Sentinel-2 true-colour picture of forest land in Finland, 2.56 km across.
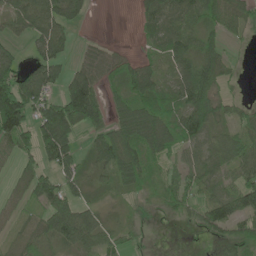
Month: June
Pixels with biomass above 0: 73%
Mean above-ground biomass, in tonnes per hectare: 53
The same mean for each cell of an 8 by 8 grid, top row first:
57 76 30 0 36 65 57 49
27 59 14 12 14 56 52 7
95 69 85 35 76 47 91 10
162 86 140 56 75 57 86 31
69 99 37 97 78 54 47 70
35 59 47 55 62 53 49 55
29 72 52 10 14 42 62 80
42 42 71 37 15 1 16 44
